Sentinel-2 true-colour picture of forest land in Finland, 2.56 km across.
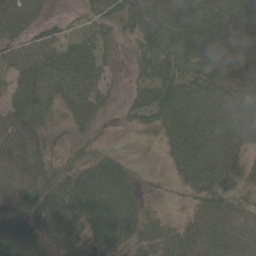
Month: May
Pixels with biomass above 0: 86%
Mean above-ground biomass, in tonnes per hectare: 44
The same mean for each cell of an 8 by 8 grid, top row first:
67 16 17 49 66 69 58 51
38 47 64 23 49 59 60 41
49 61 78 17 26 61 51 51
59 35 41 10 36 64 54 41
59 26 32 9 9 51 50 36
65 48 48 59 18 25 52 40
49 65 63 57 31 7 42 33
63 42 35 45 28 32 32 41
